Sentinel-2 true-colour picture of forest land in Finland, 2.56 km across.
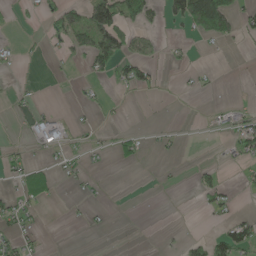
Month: May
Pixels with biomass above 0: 23%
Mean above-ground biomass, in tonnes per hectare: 22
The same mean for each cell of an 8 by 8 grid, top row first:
4 30 50 112 47 46 175 42
10 7 43 93 50 8 2 4
5 1 7 37 38 3 8 0
6 17 5 9 1 1 5 23
12 34 13 22 17 8 2 39
29 49 12 1 1 3 25 8
38 8 7 5 0 0 21 8
32 2 1 2 0 5 44 76
